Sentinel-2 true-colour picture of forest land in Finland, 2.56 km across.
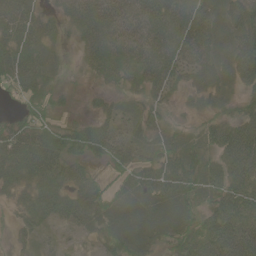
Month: June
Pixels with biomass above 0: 86%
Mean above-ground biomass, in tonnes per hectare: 46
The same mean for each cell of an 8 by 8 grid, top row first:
67 24 44 52 53 63 41 57
67 33 21 49 52 65 49 55
69 41 7 31 48 39 53 43
21 34 8 30 38 20 34 42
55 58 63 56 36 38 42 90
53 53 31 27 51 68 51 66
30 47 45 58 56 71 51 72
20 12 10 52 58 49 55 73
